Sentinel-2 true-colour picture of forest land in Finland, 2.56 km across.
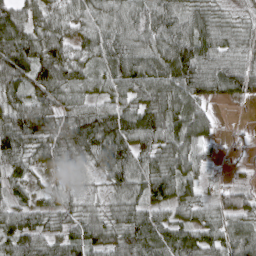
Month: April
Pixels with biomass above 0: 92%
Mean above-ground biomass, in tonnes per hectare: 71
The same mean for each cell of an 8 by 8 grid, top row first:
74 63 61 70 92 84 62 25
98 88 50 75 75 100 90 54
86 111 71 68 102 102 97 93
77 69 58 75 84 76 38 2
96 90 114 122 75 85 43 15
44 21 27 73 75 96 22 13
55 43 46 41 66 66 49 69
95 69 78 83 109 88 82 94
